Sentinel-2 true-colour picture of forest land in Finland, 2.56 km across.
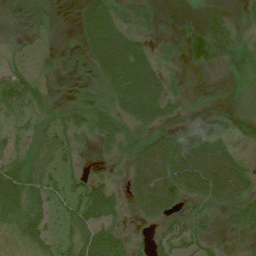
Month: July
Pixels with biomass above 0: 77%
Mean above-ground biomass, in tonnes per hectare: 43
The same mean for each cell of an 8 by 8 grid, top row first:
8 8 33 57 26 5 23 13
16 12 25 99 44 16 62 44
63 20 21 61 88 15 5 19
52 26 47 46 72 20 23 8
26 55 22 38 58 87 110 15
55 55 33 15 84 109 139 82
56 43 73 57 58 39 33 44
21 41 53 67 15 49 30 11
